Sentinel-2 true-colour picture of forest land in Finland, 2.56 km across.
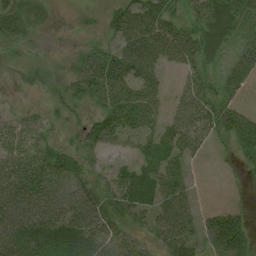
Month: August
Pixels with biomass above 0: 85%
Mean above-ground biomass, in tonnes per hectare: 44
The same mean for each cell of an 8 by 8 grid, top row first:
56 24 10 38 72 37 54 34
25 7 22 51 86 70 46 26
9 26 56 81 70 14 37 34
21 24 21 65 70 36 46 57
46 32 37 37 42 49 18 55
71 61 40 23 36 66 4 7
71 66 64 39 35 62 26 19
72 61 60 50 32 67 62 87
